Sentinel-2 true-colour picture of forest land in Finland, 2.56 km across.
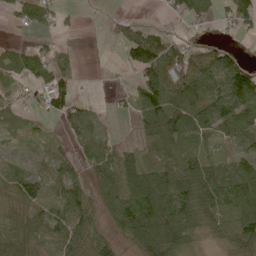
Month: May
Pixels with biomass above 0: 72%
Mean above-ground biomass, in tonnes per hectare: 52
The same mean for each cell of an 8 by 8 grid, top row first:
33 59 6 13 6 31 39 86
26 25 5 6 121 46 34 17
24 63 17 2 74 85 62 96
25 39 31 8 69 109 82 88
17 23 30 26 37 68 34 36
61 43 27 81 101 87 75 77
37 47 67 59 113 95 58 76
53 49 63 34 123 99 21 80
